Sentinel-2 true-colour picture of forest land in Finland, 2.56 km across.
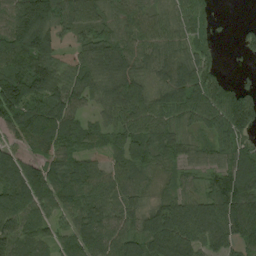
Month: August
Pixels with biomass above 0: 89%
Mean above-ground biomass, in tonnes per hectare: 84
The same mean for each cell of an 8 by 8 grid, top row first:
113 144 90 58 70 61 38 1
130 144 92 84 71 71 38 33
123 103 76 91 64 99 80 17
118 123 66 64 84 78 92 165
50 83 60 44 99 78 40 78
123 108 94 69 42 35 43 109
126 70 77 62 62 90 90 116
137 64 90 99 113 147 79 97
